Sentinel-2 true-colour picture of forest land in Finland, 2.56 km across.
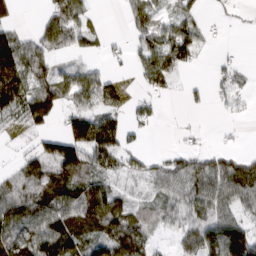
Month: March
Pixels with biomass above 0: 65%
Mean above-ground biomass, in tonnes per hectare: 57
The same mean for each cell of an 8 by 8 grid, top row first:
18 52 65 0 70 47 15 9
117 71 45 17 60 101 11 4
116 76 71 16 52 27 18 24
62 83 66 42 31 1 9 12
11 50 107 100 17 6 8 6
40 69 77 46 44 85 115 108
69 89 103 98 39 72 85 63
104 101 78 90 71 39 100 121
